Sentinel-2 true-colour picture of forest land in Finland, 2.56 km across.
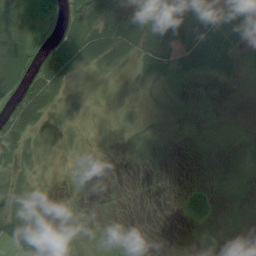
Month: August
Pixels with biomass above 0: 61%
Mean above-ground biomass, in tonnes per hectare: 24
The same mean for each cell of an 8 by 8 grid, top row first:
32 18 34 61 74 98 36 59
50 35 45 50 40 71 65 40
59 67 13 6 14 19 6 15
62 42 12 4 13 11 7 2
49 22 11 2 4 4 5 3
33 6 1 1 2 0 0 3
41 14 9 10 1 1 15 0
48 28 13 17 1 0 0 0
